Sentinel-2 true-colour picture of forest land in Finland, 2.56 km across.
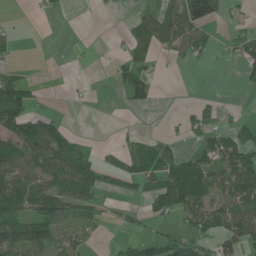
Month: June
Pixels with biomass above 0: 44%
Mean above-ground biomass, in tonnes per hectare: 36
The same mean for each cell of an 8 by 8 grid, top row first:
1 6 0 2 30 53 87 9
11 0 2 4 41 35 24 34
47 0 1 13 46 0 0 12
91 14 0 0 9 2 17 4
73 85 20 5 36 16 57 68
62 44 69 32 54 87 71 88
61 91 46 13 19 69 65 73
90 72 24 6 35 48 32 66
